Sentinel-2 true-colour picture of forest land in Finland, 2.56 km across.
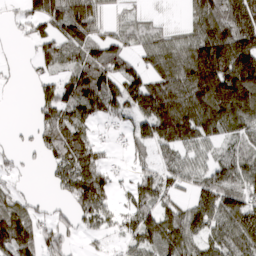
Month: March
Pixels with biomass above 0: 75%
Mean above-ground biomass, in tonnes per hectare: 88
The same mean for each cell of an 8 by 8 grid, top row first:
21 117 132 29 30 5 113 151
5 81 98 93 69 95 192 198
4 44 122 108 117 151 202 238
0 87 95 63 119 198 159 154
9 90 125 24 73 110 56 55
23 23 160 38 75 49 70 99
104 23 99 50 94 59 102 111
166 68 15 19 87 111 75 103
